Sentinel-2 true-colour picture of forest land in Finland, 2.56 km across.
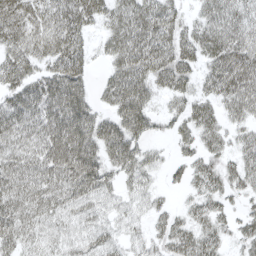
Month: April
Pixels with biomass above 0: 85%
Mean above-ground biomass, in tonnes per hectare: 53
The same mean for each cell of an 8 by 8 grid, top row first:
68 51 65 53 76 43 52 52
59 61 45 52 79 64 66 71
55 65 56 51 63 59 44 84
62 74 81 49 64 34 47 51
52 72 97 74 42 25 38 38
64 64 86 46 43 15 51 50
62 51 50 32 27 19 39 22
49 34 43 40 27 52 48 34
